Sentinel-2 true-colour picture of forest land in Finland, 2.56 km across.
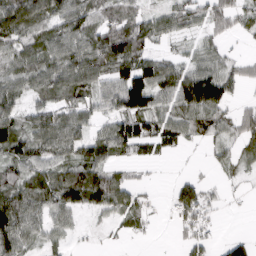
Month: March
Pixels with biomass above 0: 76%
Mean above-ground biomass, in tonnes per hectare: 64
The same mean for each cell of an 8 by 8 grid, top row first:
99 76 83 55 51 58 57 45
66 78 89 115 70 21 39 8
63 76 90 89 125 107 117 48
62 72 74 69 117 76 92 43
86 86 81 95 69 53 39 52
64 73 108 79 13 16 11 25
141 82 82 84 40 73 56 5
98 47 11 12 10 10 37 40
